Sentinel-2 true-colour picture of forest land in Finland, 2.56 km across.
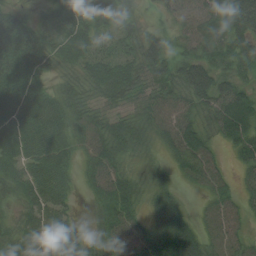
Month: August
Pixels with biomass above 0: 90%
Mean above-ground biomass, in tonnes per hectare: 50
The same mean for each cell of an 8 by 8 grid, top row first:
46 28 52 60 15 44 78 78
75 58 63 40 68 30 66 57
64 34 39 72 57 56 70 37
64 76 44 36 44 60 50 78
73 74 36 53 28 57 42 57
57 68 21 54 21 22 50 22
31 68 8 47 24 43 29 35
47 72 50 48 58 90 45 40
